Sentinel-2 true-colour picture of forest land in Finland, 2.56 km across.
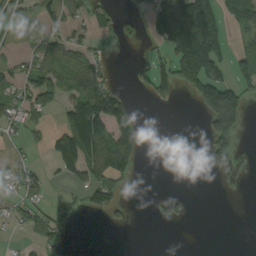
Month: September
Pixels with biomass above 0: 38%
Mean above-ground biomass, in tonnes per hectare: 54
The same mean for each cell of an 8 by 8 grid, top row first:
36 51 38 23 37 205 139 108
18 81 45 6 15 131 189 32
54 104 96 23 34 122 146 75
63 64 185 141 0 4 125 118
15 40 207 127 18 0 55 18
35 35 58 96 0 0 4 1
31 35 31 49 0 29 0 0
6 37 0 0 0 0 0 0
